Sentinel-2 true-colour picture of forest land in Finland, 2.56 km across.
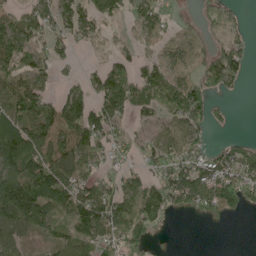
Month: May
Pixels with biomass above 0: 67%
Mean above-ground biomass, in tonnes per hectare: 64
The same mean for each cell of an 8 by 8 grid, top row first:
33 66 79 52 69 17 49 23
82 43 24 18 27 24 39 63
73 40 38 88 85 51 100 50
81 88 97 85 39 73 67 0
93 104 98 54 38 78 40 48
103 121 94 44 46 104 110 135
121 84 95 99 103 50 98 81
58 22 69 64 72 4 0 0
